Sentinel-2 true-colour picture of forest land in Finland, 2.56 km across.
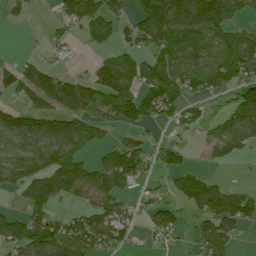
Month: July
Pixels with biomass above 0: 61%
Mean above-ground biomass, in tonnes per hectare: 86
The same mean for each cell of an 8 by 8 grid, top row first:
25 5 129 86 137 201 187 54
2 27 16 59 77 145 124 129
99 110 70 144 119 124 116 114
65 97 118 77 109 78 28 129
80 115 104 52 53 42 43 66
98 145 121 121 58 69 45 7
36 94 48 77 37 54 119 125
116 156 142 84 16 23 109 28
